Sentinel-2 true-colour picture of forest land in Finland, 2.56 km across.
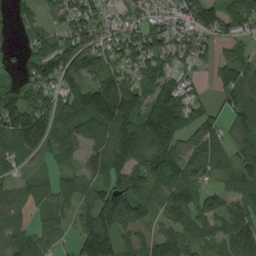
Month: August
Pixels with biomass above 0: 84%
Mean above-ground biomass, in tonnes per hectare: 89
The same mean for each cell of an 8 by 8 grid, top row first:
48 54 89 52 73 89 149 108
13 86 132 97 124 81 46 33
43 99 108 97 77 86 22 96
151 108 105 178 139 156 51 104
113 100 81 136 140 91 111 90
53 36 61 100 91 112 57 77
67 54 63 157 88 96 71 82
89 40 111 145 63 96 48 103
